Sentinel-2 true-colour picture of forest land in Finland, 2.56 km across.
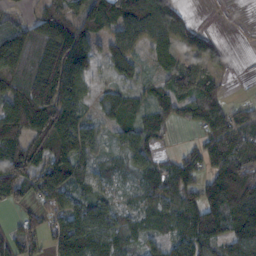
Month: November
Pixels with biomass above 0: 79%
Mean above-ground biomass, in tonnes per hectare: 86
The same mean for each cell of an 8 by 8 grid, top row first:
36 106 106 109 113 72 0 0
55 114 129 76 51 84 55 0
100 109 100 46 47 109 80 1
137 139 78 86 68 82 145 51
112 128 144 34 86 11 88 127
141 135 81 37 56 103 87 149
51 93 102 72 60 85 139 143
83 72 126 78 49 96 109 110
